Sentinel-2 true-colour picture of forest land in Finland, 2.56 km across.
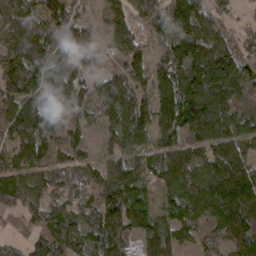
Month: March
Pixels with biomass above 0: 90%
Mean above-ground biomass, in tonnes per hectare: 112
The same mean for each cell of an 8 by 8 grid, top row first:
184 126 71 80 82 155 93 26
169 152 81 55 65 147 140 85
159 122 103 104 91 144 162 144
147 128 103 114 119 165 196 101
114 118 73 67 80 102 136 119
108 83 81 153 93 130 124 163
44 104 89 146 92 90 142 173
28 119 92 156 105 101 42 121
